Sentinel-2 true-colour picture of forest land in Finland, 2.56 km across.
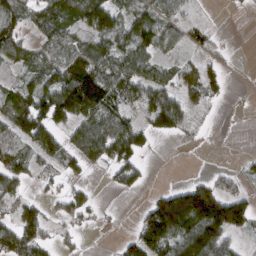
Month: March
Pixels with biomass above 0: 62%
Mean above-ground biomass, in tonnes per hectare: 67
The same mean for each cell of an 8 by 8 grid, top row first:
81 75 87 98 80 47 8 3
77 40 60 104 87 36 37 2
26 72 161 105 82 53 75 1
100 128 129 100 64 118 24 3
87 98 90 130 48 7 5 0
67 35 40 30 28 0 25 31
42 23 60 14 42 201 218 121
124 41 20 7 145 130 178 26
